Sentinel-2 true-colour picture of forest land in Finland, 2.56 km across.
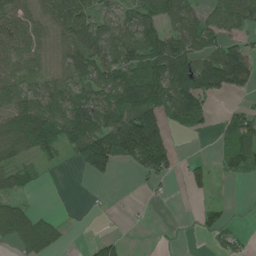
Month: June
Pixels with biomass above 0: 62%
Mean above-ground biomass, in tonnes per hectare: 69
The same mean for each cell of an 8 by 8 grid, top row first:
83 87 109 70 94 95 57 86
81 61 115 103 113 117 89 71
58 67 80 99 153 170 159 115
74 88 118 104 158 99 46 43
102 67 147 144 216 22 0 80
51 5 21 41 34 20 40 34
58 3 1 5 4 1 32 3
58 73 1 44 1 5 19 30
